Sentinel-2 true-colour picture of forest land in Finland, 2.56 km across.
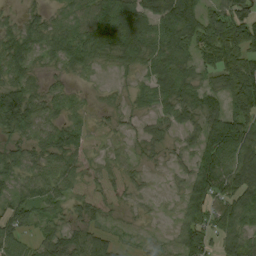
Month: August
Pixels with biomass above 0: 83%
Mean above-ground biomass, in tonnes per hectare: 57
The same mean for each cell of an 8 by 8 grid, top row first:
20 31 43 84 68 105 69 96
54 50 71 69 73 86 72 112
55 24 18 16 35 68 39 129
112 40 28 27 28 56 63 114
41 54 59 29 32 24 97 106
47 58 64 57 17 15 100 73
63 49 49 48 15 20 82 75
59 48 61 38 27 41 70 71
